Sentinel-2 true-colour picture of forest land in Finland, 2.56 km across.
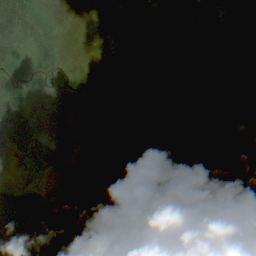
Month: August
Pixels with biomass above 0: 63%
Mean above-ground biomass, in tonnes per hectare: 26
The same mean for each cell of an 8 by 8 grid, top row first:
59 13 0 49 7 61 1 59
29 25 1 12 8 28 11 28
31 17 16 24 13 24 37 18
45 2 6 4 39 27 31 13
37 38 6 1 15 57 28 9
8 13 17 1 0 39 24 1
85 73 94 2 2 15 19 1
80 85 97 23 4 3 21 1
